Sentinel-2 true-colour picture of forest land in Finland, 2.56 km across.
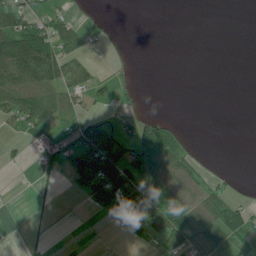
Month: June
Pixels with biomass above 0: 39%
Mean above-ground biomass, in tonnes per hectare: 37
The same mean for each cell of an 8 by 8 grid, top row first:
80 57 13 2 0 0 0 0
172 121 57 7 0 0 0 0
108 102 68 24 0 0 0 0
73 84 40 13 11 1 0 0
11 41 80 72 86 65 1 0
0 7 78 103 84 54 24 5
0 1 3 68 118 94 66 49
1 3 0 1 39 84 77 50
